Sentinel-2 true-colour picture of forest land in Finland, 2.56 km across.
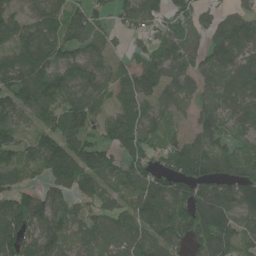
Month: June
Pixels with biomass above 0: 86%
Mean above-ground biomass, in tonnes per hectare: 101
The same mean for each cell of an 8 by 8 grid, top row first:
78 90 90 62 108 101 67 95
87 105 84 54 55 98 98 134
106 119 118 77 128 106 88 132
102 96 119 68 98 59 101 94
75 107 117 77 108 92 124 74
74 83 131 90 115 144 155 125
113 115 62 72 131 119 174 115
127 108 74 93 102 86 137 103
